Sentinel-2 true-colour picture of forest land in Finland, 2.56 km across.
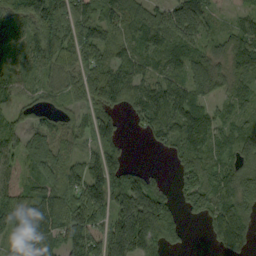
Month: September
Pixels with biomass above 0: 84%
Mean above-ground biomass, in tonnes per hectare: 90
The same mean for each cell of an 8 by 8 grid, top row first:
95 203 139 85 94 132 82 39
59 159 111 64 86 90 73 75
59 47 74 104 73 70 113 71
48 47 50 76 94 101 78 63
64 88 39 91 11 76 103 97
47 87 95 138 64 51 112 135
88 89 151 108 237 86 114 113
73 66 91 163 162 66 23 82
